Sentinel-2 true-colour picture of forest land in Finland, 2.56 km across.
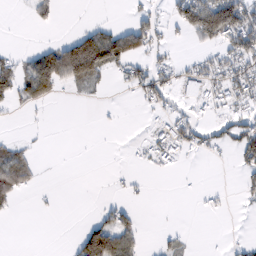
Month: February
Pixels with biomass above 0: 30%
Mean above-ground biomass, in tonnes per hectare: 29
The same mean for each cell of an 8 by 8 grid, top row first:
0 23 0 1 24 45 154 101
4 37 118 108 61 10 32 75
60 117 64 17 43 30 40 55
10 4 0 1 7 22 16 34
22 1 0 0 11 45 25 50
74 0 0 5 4 5 0 21
12 4 0 22 2 0 7 4
0 0 65 116 15 12 1 6
